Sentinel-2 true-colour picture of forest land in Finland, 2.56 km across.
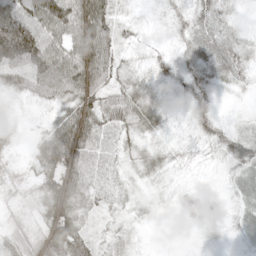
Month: May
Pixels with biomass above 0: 86%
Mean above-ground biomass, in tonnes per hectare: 34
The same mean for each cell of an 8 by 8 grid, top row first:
93 116 107 53 6 17 22 6
123 98 96 50 9 16 26 17
50 77 84 38 21 28 26 14
8 15 57 46 44 9 28 7
15 54 63 18 20 14 19 54
18 59 46 16 21 8 3 24
13 36 29 13 9 12 27 19
33 46 44 16 4 0 8 15
